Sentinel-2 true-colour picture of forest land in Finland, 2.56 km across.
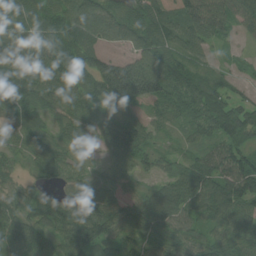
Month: July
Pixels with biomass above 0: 92%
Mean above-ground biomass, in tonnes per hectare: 76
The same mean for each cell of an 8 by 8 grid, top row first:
101 101 112 83 102 112 94 73
81 90 118 39 92 78 47 18
103 89 86 161 157 92 51 24
73 56 67 40 42 65 87 75
46 59 36 77 77 29 63 74
31 46 41 61 40 70 104 118
64 62 110 84 103 97 85 92
69 64 108 72 73 76 58 73
